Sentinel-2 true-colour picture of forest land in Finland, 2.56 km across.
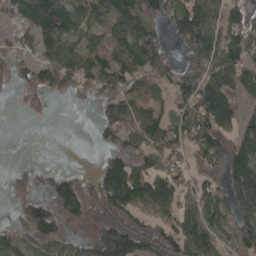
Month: April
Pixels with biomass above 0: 68%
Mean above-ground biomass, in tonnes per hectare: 93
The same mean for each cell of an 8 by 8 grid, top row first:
93 169 88 118 98 100 129 73
64 95 87 109 146 40 106 121
44 99 110 122 90 89 107 82
10 22 0 100 94 70 169 72
0 0 0 69 112 126 130 139
33 48 32 156 112 93 73 168
29 105 111 163 99 90 91 110
80 102 41 226 174 129 88 99
